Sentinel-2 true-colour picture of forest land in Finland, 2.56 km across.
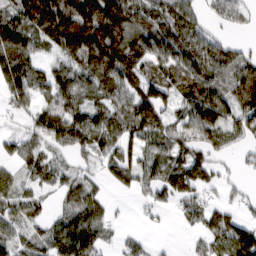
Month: March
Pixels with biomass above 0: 78%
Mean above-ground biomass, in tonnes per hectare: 77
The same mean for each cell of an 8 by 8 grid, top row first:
93 162 169 156 96 99 33 38
134 58 157 156 106 103 88 31
97 65 92 109 100 87 104 112
35 75 84 80 119 55 132 89
50 57 83 65 76 67 67 31
41 54 45 54 66 122 67 16
66 22 97 19 16 32 54 28
64 75 147 22 19 2 56 149
